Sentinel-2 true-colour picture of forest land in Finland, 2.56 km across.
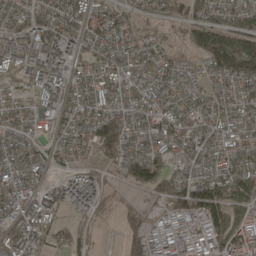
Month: April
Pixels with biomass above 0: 87%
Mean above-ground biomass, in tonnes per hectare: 75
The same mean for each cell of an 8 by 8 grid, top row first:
56 84 84 76 51 71 90 71
89 109 61 76 57 42 187 143
44 87 49 85 59 58 53 123
58 51 63 68 63 78 64 60
76 48 71 137 70 73 60 60
102 32 57 37 136 85 83 89
82 77 59 24 38 96 153 85
114 69 59 1 89 46 84 87
